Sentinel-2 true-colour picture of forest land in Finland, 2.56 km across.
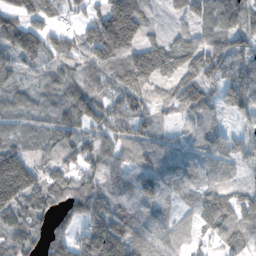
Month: November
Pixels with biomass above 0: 87%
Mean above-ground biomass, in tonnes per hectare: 89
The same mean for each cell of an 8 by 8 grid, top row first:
102 91 44 173 97 34 93 103
104 79 72 166 93 92 97 78
50 48 72 84 108 85 96 103
61 56 118 98 76 60 86 74
71 59 97 103 101 59 87 56
232 84 84 108 100 87 45 43
129 91 113 123 84 43 104 103
92 75 102 201 99 29 45 72
